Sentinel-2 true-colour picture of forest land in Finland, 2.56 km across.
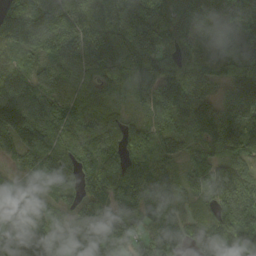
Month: September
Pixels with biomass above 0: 95%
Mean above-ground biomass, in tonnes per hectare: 118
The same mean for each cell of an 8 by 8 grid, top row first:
195 154 108 143 139 99 100 116
142 138 119 149 136 110 70 95
102 86 75 129 144 154 101 152
176 116 92 89 71 138 130 158
127 118 100 99 97 65 100 132
49 88 88 145 133 68 170 135
148 79 78 130 136 85 98 192
163 123 85 126 90 127 108 155
